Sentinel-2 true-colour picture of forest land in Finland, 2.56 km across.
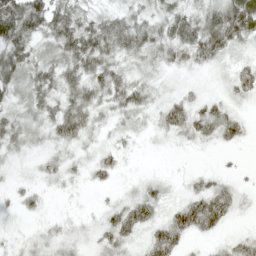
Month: April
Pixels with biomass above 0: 83%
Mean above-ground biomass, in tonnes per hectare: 32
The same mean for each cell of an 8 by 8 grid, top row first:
107 71 50 34 31 46 50 93
79 35 75 49 48 45 62 33
49 41 44 42 25 11 11 40
30 34 49 28 27 45 38 16
29 23 28 15 6 11 16 17
9 18 13 20 10 6 16 7
13 7 5 22 49 32 66 15
10 18 16 36 25 43 13 19
